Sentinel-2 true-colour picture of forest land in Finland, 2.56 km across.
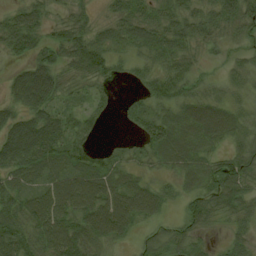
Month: August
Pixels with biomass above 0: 86%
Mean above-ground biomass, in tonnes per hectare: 52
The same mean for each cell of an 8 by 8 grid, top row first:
44 27 31 33 50 51 48 74
49 48 76 54 56 57 25 25
47 75 40 33 40 63 22 30
44 58 36 18 55 48 80 36
93 90 51 13 52 79 46 42
51 56 73 62 37 40 57 82
61 94 79 87 81 18 59 57
76 79 76 46 26 43 18 33
